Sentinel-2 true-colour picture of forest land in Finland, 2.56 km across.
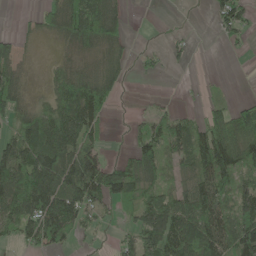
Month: May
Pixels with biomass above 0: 64%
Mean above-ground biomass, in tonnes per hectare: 72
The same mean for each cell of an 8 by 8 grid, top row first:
6 51 169 87 0 1 13 75
46 5 66 64 10 13 0 10
67 31 107 66 4 1 5 0
69 75 168 30 13 38 52 74
111 118 113 10 77 86 155 113
124 162 147 114 94 50 124 93
122 157 117 37 78 103 125 120
42 92 21 14 113 112 113 130
